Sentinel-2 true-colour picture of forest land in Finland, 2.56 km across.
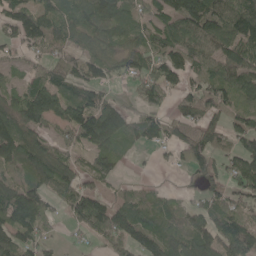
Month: May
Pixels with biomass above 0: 76%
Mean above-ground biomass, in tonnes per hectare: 87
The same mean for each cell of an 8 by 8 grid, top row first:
114 111 82 118 75 140 170 135
58 71 66 72 77 118 78 111
29 108 112 50 90 68 79 108
95 143 147 119 62 40 58 73
141 73 81 90 52 60 93 64
95 139 64 55 7 6 60 88
174 77 106 92 71 55 80 47
105 48 20 83 104 95 126 126
